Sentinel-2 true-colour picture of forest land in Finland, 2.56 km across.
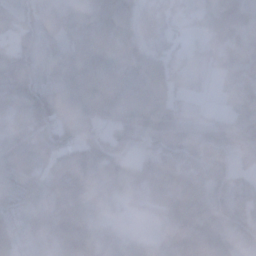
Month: November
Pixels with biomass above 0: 91%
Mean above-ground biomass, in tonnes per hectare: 49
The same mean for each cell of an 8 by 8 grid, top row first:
59 29 38 65 34 32 51 75
51 31 41 50 39 19 31 50
88 32 39 37 59 33 9 41
57 91 62 30 64 38 10 32
58 69 65 57 44 72 74 44
45 44 67 56 58 77 61 34
39 45 54 18 23 89 67 44
39 39 75 28 25 67 87 45
